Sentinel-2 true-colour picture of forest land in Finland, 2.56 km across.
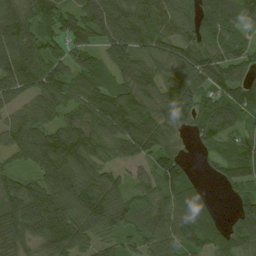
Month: August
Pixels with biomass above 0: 90%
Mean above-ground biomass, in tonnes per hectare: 92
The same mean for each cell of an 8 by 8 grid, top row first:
97 103 98 114 107 90 78 90
121 90 85 87 82 91 80 72
123 116 105 67 96 83 95 85
64 90 86 130 97 101 85 97
88 105 123 88 100 51 51 85
68 97 126 73 53 92 19 100
122 151 123 147 91 94 40 75
92 108 100 53 79 91 73 88
